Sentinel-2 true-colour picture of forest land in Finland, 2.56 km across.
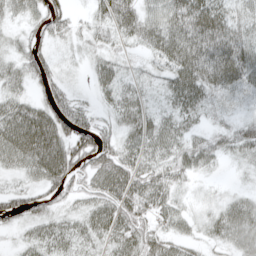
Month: April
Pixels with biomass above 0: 84%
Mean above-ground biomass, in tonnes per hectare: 42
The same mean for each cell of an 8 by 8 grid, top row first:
27 52 10 52 52 71 82 32
22 23 13 25 28 73 86 63
34 36 4 36 19 49 77 56
55 57 41 27 41 39 36 17
77 91 67 40 53 48 43 45
25 66 40 66 56 40 12 7
43 32 23 55 53 31 15 44
10 40 33 38 53 35 20 37
